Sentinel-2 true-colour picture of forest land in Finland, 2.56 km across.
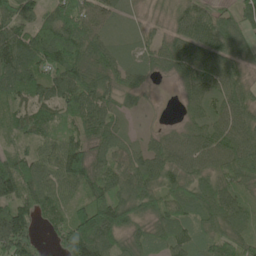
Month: June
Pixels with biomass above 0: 93%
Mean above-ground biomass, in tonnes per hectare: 84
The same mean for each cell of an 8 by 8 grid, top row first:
84 65 124 57 41 66 74 62
129 153 124 64 50 87 93 79
112 81 100 66 41 43 84 66
70 70 98 67 20 12 85 83
41 63 83 67 36 72 93 102
145 72 103 75 95 88 77 95
107 78 68 154 97 104 112 92
156 29 165 93 65 95 84 89
